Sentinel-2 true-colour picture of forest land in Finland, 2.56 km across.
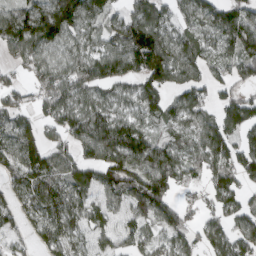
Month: March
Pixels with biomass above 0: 81%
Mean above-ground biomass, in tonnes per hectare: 83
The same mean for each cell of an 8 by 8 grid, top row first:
93 131 104 68 101 56 86 90
73 79 77 92 153 85 64 92
36 87 107 92 100 74 75 70
75 65 100 79 72 66 65 117
94 57 77 125 103 60 103 80
82 106 81 95 125 90 64 90
69 97 76 51 97 73 56 94
41 82 57 52 67 74 79 98
